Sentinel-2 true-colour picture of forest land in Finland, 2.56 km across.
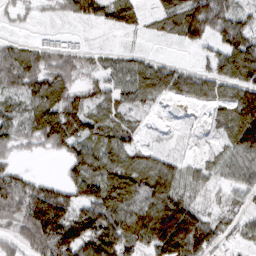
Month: March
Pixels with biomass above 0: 79%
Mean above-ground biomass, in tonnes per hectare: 62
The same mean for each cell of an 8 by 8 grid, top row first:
20 8 52 46 29 72 128 55
53 47 31 15 14 11 38 111
91 82 39 52 91 75 66 87
55 91 78 40 21 4 26 109
56 63 65 54 21 7 7 91
67 14 61 98 90 62 28 51
96 148 69 101 104 117 21 24
53 109 97 99 79 149 75 28
